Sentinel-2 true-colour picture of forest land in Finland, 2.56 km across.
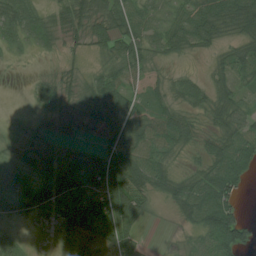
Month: July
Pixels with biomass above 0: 81%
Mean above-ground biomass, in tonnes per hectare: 44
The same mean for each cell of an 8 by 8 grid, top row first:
69 37 69 69 39 30 68 85
24 28 19 48 43 38 30 46
2 30 22 56 33 28 33 48
5 36 38 58 45 45 44 43
32 34 25 51 60 49 33 67
33 44 61 86 68 37 64 64
26 39 53 89 35 34 94 35
36 12 41 63 12 4 49 75
